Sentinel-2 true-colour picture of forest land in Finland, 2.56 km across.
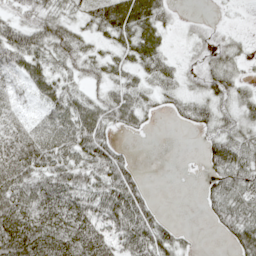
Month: May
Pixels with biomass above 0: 74%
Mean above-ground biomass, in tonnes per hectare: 44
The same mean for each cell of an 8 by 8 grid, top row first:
27 42 29 80 78 10 2 2
70 54 35 26 61 6 21 17
28 51 25 31 27 26 40 29
18 42 56 53 36 21 40 38
75 67 71 46 0 0 38 50
78 60 52 71 15 0 28 53
85 96 83 77 54 0 23 47
108 100 106 67 76 40 0 51
